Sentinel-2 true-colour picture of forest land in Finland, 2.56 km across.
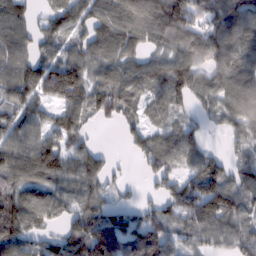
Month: February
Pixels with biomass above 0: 82%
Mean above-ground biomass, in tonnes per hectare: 85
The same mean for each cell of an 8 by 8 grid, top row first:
119 47 76 102 114 138 89 122
120 49 66 105 65 80 105 110
118 108 96 87 98 124 63 110
75 53 77 55 41 54 49 111
98 96 53 1 77 98 32 51
92 97 89 44 34 63 120 73
125 91 84 69 52 85 122 84
101 54 140 127 105 60 80 98
